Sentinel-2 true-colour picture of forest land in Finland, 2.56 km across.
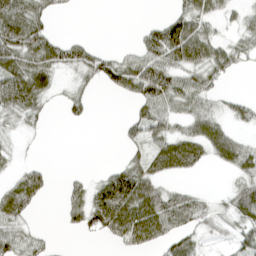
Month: April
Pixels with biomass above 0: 58%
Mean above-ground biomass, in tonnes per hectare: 41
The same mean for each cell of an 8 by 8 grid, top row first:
78 36 1 0 1 49 52 26
80 70 45 9 53 118 68 37
84 43 24 61 112 61 43 3
52 15 25 0 45 42 41 30
10 1 0 1 57 70 66 42
26 25 12 56 69 28 2 39
61 2 48 114 91 73 25 62
57 18 6 30 59 44 16 42
